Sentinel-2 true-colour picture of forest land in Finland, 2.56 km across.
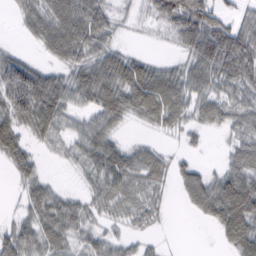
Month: February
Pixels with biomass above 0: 76%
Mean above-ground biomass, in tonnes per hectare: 46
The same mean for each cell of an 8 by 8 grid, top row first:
21 73 86 37 22 85 78 32
10 49 72 37 5 27 94 90
91 52 55 75 84 60 61 56
74 74 35 70 66 65 51 40
54 21 45 47 21 8 7 40
24 13 17 63 46 31 32 64
11 60 34 27 30 4 58 94
58 57 32 32 14 1 1 79
